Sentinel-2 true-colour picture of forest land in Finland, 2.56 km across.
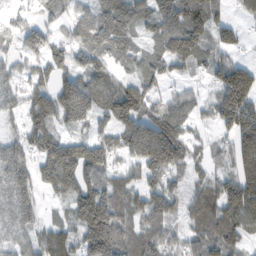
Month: February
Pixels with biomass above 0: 84%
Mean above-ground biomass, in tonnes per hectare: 98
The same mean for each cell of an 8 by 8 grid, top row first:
48 56 65 139 97 131 105 35
64 96 79 87 58 150 87 52
71 68 110 97 86 48 54 194
48 119 130 120 116 88 43 198
81 110 94 85 160 150 42 131
131 94 129 75 90 76 55 123
126 17 123 149 96 67 121 142
91 107 95 176 100 65 124 78
